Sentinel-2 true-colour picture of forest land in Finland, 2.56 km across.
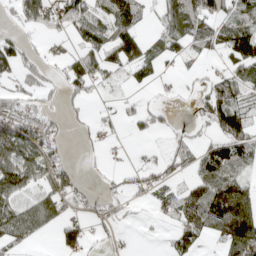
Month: April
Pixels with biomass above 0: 56%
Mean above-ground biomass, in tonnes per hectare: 54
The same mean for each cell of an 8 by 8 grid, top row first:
39 72 88 90 34 88 87 57
65 14 46 86 66 43 42 83
46 31 69 19 32 16 34 60
80 51 20 12 47 10 87 81
118 83 12 12 6 39 45 102
115 83 24 17 43 36 61 41
79 94 34 39 8 68 104 136
58 6 67 21 3 50 27 124
